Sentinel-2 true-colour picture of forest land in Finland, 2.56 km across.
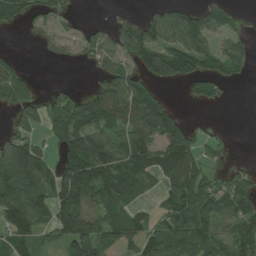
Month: July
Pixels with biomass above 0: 64%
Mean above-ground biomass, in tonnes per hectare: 75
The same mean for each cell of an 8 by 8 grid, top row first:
70 50 15 19 38 87 85 17
3 22 41 74 120 101 69 63
71 3 2 86 64 73 75 20
52 63 95 109 115 49 3 0
90 32 127 104 103 152 31 0
159 97 182 117 103 116 44 42
140 94 142 77 31 93 100 101
95 38 171 80 86 110 99 110
